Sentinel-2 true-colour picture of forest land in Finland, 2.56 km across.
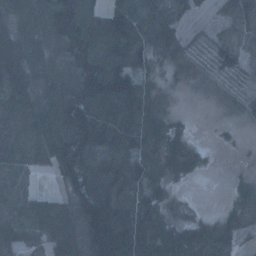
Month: January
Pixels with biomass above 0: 82%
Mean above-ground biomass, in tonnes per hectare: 62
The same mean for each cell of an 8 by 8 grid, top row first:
63 92 119 86 61 30 13 72
101 64 112 83 74 66 42 56
92 71 106 117 45 15 24 39
95 93 134 74 64 17 1 28
72 103 113 31 62 51 8 6
59 20 86 86 58 44 8 15
55 63 78 92 64 18 3 40
52 51 73 172 91 79 65 27
